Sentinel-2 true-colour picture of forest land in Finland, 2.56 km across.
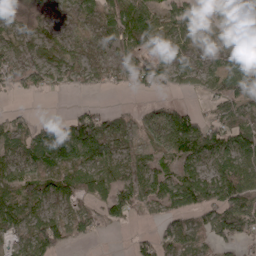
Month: April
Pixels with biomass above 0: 76%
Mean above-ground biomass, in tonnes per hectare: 53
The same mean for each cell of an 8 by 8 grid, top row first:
16 30 33 54 78 64 31 90
31 43 36 36 61 47 11 71
35 55 50 39 60 46 48 81
14 0 40 24 19 58 30 56
45 113 151 72 26 92 97 87
61 54 63 51 63 64 67 89
60 44 41 54 36 69 64 76
33 110 33 1 32 63 30 47
